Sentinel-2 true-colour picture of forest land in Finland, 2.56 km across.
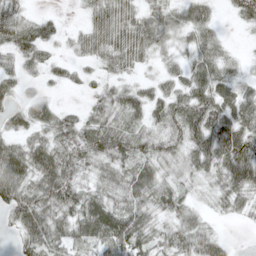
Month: May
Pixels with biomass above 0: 84%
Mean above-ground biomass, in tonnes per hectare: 45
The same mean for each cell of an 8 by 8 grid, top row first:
44 19 11 79 42 32 34 29
52 27 32 80 55 21 44 5
37 21 22 27 19 38 64 29
32 37 22 52 51 61 79 58
42 59 66 76 43 41 77 89
83 81 42 48 44 23 33 76
65 71 64 49 44 47 14 26
20 73 45 67 47 49 47 1
